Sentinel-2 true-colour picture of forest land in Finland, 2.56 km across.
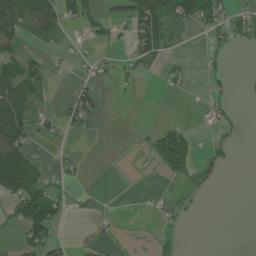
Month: July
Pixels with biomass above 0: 32%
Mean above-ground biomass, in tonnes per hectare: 28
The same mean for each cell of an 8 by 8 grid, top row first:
72 74 62 20 70 56 65 28
39 9 7 18 61 5 13 10
107 32 11 15 9 13 10 2
125 23 53 0 1 0 15 5
104 13 1 0 7 77 9 5
182 23 11 0 1 22 5 0
66 120 8 1 1 12 0 0
15 68 5 4 1 7 0 0
